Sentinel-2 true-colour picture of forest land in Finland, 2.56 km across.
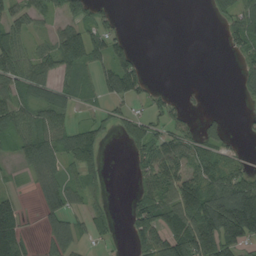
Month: August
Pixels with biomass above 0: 57%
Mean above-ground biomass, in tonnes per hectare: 61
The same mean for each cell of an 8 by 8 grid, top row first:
70 46 59 27 0 0 13 81
88 59 126 95 3 0 0 53
84 70 59 120 58 0 0 35
82 84 22 43 38 37 13 5
55 86 114 8 91 92 57 12
10 73 51 3 67 96 96 68
49 63 34 17 88 131 172 224
85 52 39 17 106 123 153 126
